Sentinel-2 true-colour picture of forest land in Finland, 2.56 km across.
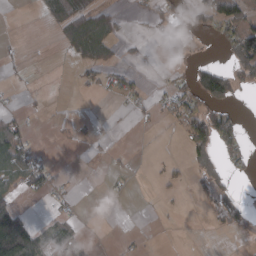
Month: March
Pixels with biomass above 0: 28%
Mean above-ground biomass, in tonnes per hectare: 27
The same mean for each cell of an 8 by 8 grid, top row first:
0 19 55 40 15 24 59 66
3 0 53 39 4 4 2 57
6 1 10 29 7 20 124 57
15 3 1 1 8 45 87 13
78 3 6 2 2 3 80 47
77 41 1 8 0 17 57 11
52 8 7 0 0 3 16 48
192 37 25 1 4 0 0 9
